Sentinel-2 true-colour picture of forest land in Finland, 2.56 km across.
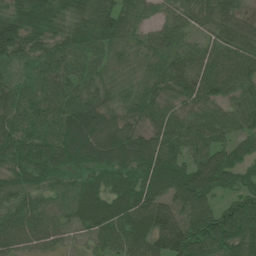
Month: July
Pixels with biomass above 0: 95%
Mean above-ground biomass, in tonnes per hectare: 70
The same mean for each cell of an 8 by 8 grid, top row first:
84 76 71 85 46 52 65 53
85 63 75 59 53 66 48 72
43 67 62 49 60 78 77 72
71 74 92 64 62 54 55 64
77 77 104 106 82 68 76 50
55 65 46 58 70 88 91 53
68 62 76 82 93 70 68 69
66 51 23 75 91 126 90 84
